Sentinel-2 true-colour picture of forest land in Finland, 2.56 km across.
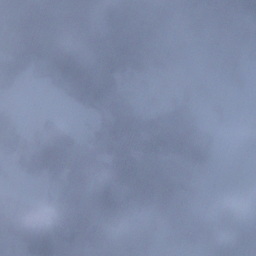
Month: December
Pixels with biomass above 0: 68%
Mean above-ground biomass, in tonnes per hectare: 102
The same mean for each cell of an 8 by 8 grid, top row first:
254 291 186 54 121 48 8 44
107 210 85 225 132 95 20 4
73 43 170 162 51 59 44 1
40 24 28 139 84 122 53 23
105 176 157 135 114 130 100 14
38 113 163 148 181 127 37 5
150 104 169 97 94 121 78 85
90 101 149 119 84 81 160 94
